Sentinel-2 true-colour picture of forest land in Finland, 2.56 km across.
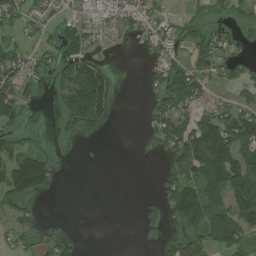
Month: July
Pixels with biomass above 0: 50%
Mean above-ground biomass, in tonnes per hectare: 48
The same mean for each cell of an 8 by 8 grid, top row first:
39 33 24 31 45 13 15 21
45 28 57 7 18 38 61 21
68 28 151 51 10 87 46 47
79 23 148 39 15 93 47 62
48 12 12 0 9 69 192 123
121 64 0 0 0 72 106 95
53 0 0 0 23 97 122 81
27 32 0 0 1 48 89 59
